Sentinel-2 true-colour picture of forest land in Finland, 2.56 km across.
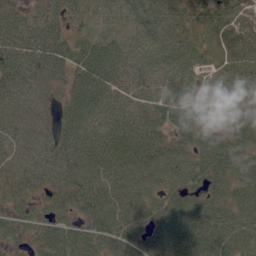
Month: June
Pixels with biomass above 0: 94%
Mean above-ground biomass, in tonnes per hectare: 55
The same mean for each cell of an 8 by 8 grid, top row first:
46 49 33 29 66 46 61 62
59 68 51 46 54 62 53 64
59 48 51 51 45 65 38 56
54 31 55 47 51 80 37 49
59 53 64 60 69 55 60 59
53 53 56 60 63 60 63 64
46 41 51 68 56 58 48 60
31 61 63 62 59 69 68 59
